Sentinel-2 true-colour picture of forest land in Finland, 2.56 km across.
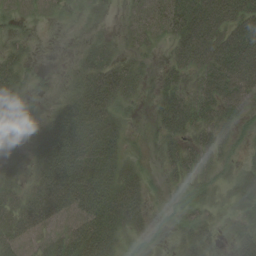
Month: August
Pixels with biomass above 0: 76%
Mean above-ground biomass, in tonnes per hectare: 37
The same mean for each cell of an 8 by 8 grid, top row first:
14 10 7 5 20 50 80 63
16 0 8 16 15 35 85 82
35 4 28 51 15 32 55 80
11 18 63 40 3 69 37 40
3 58 72 53 5 36 41 12
22 72 75 59 23 23 23 29
50 66 59 69 36 17 22 27
50 41 72 45 19 17 30 37
